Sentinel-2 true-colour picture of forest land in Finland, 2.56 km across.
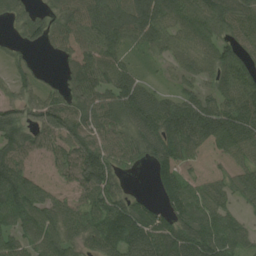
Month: August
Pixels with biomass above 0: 86%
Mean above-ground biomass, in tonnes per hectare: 72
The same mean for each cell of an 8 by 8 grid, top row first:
44 37 93 79 92 68 86 76
22 31 73 62 49 43 66 62
43 18 74 81 31 31 42 95
59 92 71 85 88 79 77 107
79 61 81 61 72 86 89 91
106 64 87 73 3 106 74 70
113 81 64 88 62 93 98 38
69 86 54 97 98 102 110 61
